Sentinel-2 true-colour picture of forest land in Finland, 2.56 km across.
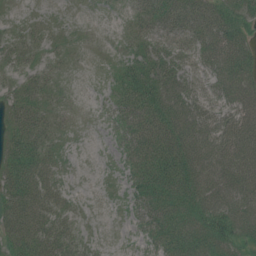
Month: July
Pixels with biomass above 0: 93%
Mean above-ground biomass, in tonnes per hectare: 44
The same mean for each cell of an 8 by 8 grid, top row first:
10 12 7 8 43 50 62 56
31 21 15 12 50 43 49 70
21 29 7 32 76 63 37 75
29 29 9 38 76 75 49 61
37 33 5 22 74 79 71 76
51 41 4 9 69 86 73 81
65 49 11 7 58 66 66 81
59 59 27 4 26 73 68 48
